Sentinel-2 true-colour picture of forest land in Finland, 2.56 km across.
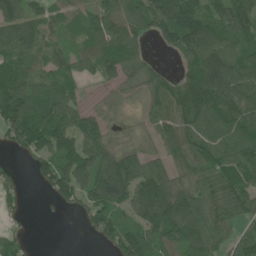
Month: June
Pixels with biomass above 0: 81%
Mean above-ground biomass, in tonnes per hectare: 85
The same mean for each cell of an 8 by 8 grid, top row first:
89 65 65 85 131 135 91 104
103 58 53 95 40 83 117 81
102 59 46 58 72 57 145 133
131 102 81 37 37 86 119 123
61 125 104 71 48 84 94 117
30 75 131 189 114 63 81 119
22 9 54 127 108 137 98 82
33 0 3 79 117 110 111 68
